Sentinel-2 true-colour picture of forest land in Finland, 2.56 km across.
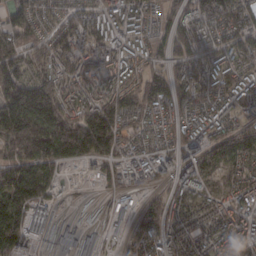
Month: February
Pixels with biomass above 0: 88%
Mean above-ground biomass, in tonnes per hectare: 114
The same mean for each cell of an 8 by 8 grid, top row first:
106 65 80 97 102 77 126 125
158 102 108 107 79 97 109 123
196 153 134 111 116 126 137 114
252 235 140 203 126 85 89 86
232 220 266 174 65 84 126 131
195 127 17 59 66 88 90 104
154 78 9 21 100 87 94 108
146 41 66 17 93 94 84 118
